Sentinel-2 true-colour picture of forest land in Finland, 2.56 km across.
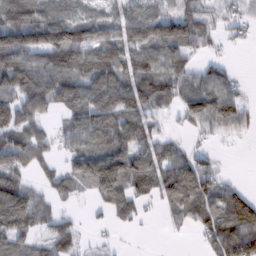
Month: February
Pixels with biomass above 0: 72%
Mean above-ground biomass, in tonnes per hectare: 68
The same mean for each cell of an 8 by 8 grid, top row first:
95 83 57 52 88 94 38 33
133 133 107 96 105 97 27 6
107 91 81 124 102 75 68 19
98 41 86 130 87 36 104 67
83 37 54 85 67 26 17 6
63 34 81 148 94 97 71 4
168 42 8 62 23 58 59 74
86 54 27 6 1 4 50 118
